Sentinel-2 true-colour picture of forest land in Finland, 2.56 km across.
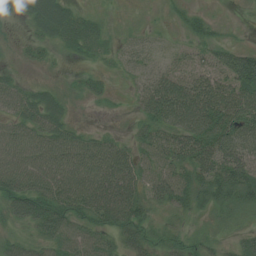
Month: July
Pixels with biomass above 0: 85%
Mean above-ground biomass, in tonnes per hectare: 42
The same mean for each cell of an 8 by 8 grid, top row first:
29 93 37 7 5 18 17 4
9 30 46 16 22 12 38 26
20 8 17 11 24 49 39 74
35 56 5 7 40 91 91 67
53 54 43 31 39 55 84 74
68 63 58 78 44 44 63 79
55 68 57 84 47 39 28 39
28 47 49 35 43 25 23 25
